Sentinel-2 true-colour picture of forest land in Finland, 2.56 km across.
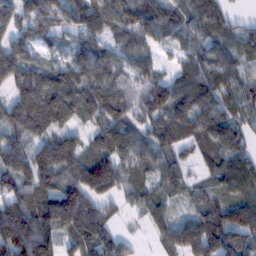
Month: February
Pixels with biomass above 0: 89%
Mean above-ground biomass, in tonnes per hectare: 97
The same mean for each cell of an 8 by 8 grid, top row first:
95 119 118 105 131 74 98 24
105 46 78 69 79 44 69 52
112 93 88 85 84 72 98 67
121 151 101 120 102 121 112 73
79 103 73 105 94 89 88 83
126 139 150 152 62 79 56 147
125 139 183 42 78 34 67 118
209 129 112 94 13 120 141 94
